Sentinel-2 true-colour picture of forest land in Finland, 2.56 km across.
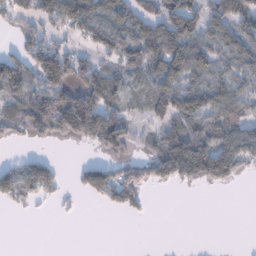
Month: January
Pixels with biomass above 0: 57%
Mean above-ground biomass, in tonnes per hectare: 59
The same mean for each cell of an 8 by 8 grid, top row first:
52 76 97 69 66 95 66 92
40 91 38 67 88 88 64 83
105 123 79 51 51 67 56 52
58 143 182 67 25 86 103 73
20 24 40 105 22 86 89 94
94 89 48 106 78 84 97 41
27 11 11 54 32 0 0 0
0 0 0 0 0 0 0 0
